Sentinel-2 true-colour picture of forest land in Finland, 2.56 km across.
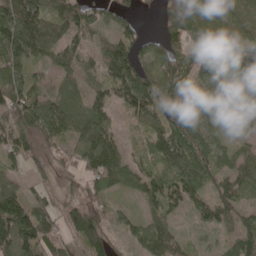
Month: May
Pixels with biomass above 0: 85%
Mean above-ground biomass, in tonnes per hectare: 76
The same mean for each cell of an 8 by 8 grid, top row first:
136 91 92 59 14 125 77 60
136 79 61 89 64 85 104 114
75 34 58 99 112 83 64 88
96 131 96 61 103 102 61 62
68 59 107 86 33 133 81 26
46 25 54 96 67 79 74 75
123 57 92 35 45 54 72 64
122 63 70 42 66 59 16 68
